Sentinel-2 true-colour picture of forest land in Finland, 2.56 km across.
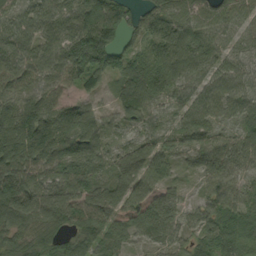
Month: September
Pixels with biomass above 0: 93%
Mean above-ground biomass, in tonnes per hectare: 75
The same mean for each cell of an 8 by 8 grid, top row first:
43 51 74 84 67 68 80 69
66 65 109 125 58 101 64 55
63 57 58 44 107 63 62 70
105 93 74 50 90 37 57 65
125 128 95 34 60 63 81 73
109 67 83 69 91 31 71 55
145 126 106 93 89 61 65 84
64 66 75 72 35 50 83 81
